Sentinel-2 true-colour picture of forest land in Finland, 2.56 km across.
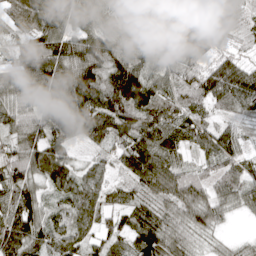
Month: April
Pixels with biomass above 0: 95%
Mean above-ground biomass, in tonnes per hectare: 83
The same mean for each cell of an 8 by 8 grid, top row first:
65 97 88 66 56 129 126 38
67 146 137 102 73 121 77 28
119 158 148 118 116 75 100 114
68 92 114 122 104 87 51 45
76 109 46 71 90 71 60 49
92 96 59 36 96 107 49 75
114 47 73 58 59 73 95 48
100 62 62 59 95 70 33 20
